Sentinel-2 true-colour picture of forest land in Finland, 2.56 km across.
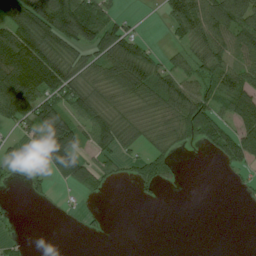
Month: July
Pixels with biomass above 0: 56%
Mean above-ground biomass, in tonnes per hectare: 55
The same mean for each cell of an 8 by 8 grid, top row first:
123 139 136 61 3 82 104 98
144 107 72 99 47 23 76 80
151 128 71 68 89 65 62 72
96 89 73 63 49 74 75 97
18 160 63 78 41 39 48 90
8 28 102 30 45 16 0 15
5 3 7 0 1 0 0 2
16 0 2 1 0 0 0 0
